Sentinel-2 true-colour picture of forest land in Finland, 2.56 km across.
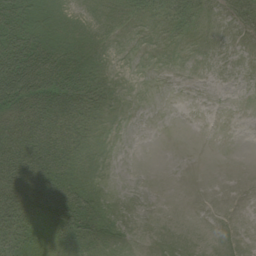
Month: August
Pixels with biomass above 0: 55%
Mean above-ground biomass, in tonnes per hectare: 27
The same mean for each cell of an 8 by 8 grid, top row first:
68 31 8 14 12 25 13 39
98 64 32 5 1 4 5 5
123 97 58 15 0 0 1 1
71 68 41 12 0 0 0 0
77 58 32 3 0 0 0 0
95 78 31 1 0 0 0 0
85 89 69 17 0 0 0 0
61 31 35 19 0 3 0 1
